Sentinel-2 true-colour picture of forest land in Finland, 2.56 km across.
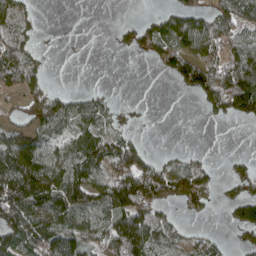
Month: April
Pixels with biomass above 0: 57%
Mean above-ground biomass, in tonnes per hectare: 72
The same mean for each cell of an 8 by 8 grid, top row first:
83 1 0 0 16 78 77 100
124 7 0 10 64 86 83 87
94 33 0 0 0 48 113 144
32 153 83 43 7 0 38 84
103 75 86 90 39 1 0 0
202 131 105 119 183 122 78 44
177 126 94 115 152 41 31 89
121 117 98 121 122 46 36 29
